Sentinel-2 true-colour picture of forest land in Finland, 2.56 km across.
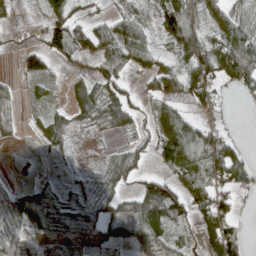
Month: April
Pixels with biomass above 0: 70%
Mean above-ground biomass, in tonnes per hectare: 43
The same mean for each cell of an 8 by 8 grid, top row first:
10 47 24 26 30 101 54 42
10 68 43 68 41 55 60 94
15 33 27 60 30 53 68 71
13 21 41 68 25 34 35 1
7 31 3 7 33 96 73 25
8 10 9 49 49 52 71 60
64 60 44 32 91 89 85 23
43 35 41 39 40 29 45 46
